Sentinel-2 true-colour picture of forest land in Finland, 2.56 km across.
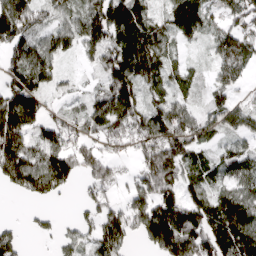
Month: April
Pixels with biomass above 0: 78%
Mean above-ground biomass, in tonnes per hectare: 94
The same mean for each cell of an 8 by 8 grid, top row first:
165 79 80 136 76 99 82 81
121 103 65 121 120 43 38 131
101 75 19 151 91 60 34 68
153 54 48 134 115 93 65 78
126 122 84 68 118 144 46 49
121 166 77 72 122 110 76 91
1 16 32 81 146 159 156 125
66 20 60 116 70 196 161 139
